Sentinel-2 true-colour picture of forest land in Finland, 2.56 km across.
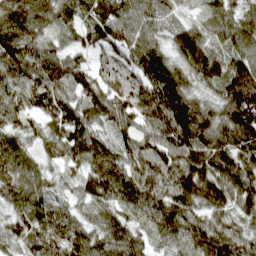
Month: April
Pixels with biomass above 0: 97%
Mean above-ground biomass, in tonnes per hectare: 105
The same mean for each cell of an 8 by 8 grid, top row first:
137 109 72 104 88 59 66 85
122 73 70 103 93 85 99 97
95 84 89 132 116 109 105 200
106 103 130 120 132 132 115 179
85 69 123 80 93 124 139 126
102 55 85 139 120 125 133 117
81 82 61 87 104 124 106 84
86 125 107 114 80 85 137 116
